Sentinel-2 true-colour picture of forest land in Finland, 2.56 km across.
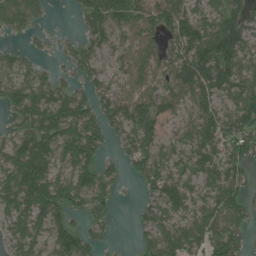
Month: July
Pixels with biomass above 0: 80%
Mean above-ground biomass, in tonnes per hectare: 78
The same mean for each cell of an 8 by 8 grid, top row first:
81 18 56 111 81 88 61 70
23 13 57 46 69 76 122 103
64 54 46 48 78 93 107 89
74 124 106 80 107 55 70 105
82 115 141 35 83 45 82 105
129 126 111 49 80 53 70 57
111 129 62 45 44 74 79 83
72 80 107 19 46 110 110 65
